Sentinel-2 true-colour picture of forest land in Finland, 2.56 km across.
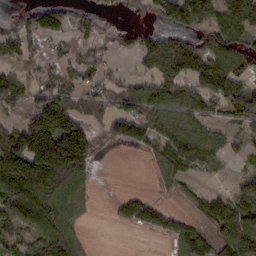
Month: February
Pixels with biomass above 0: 63%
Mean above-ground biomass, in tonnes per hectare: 77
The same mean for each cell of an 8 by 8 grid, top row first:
25 103 41 15 23 113 106 151
92 27 33 25 75 115 109 83
72 47 54 41 60 95 109 76
55 204 86 75 97 82 70 91
155 221 182 31 76 106 83 29
202 244 112 0 1 49 10 10
124 116 32 11 67 18 84 77
51 106 39 0 1 57 59 129
